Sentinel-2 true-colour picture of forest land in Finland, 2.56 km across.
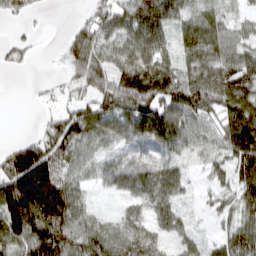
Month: March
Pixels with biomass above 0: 84%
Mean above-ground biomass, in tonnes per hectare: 64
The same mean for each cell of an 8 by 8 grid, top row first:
20 4 13 61 99 59 35 31
35 1 67 39 64 39 69 65
0 4 50 69 103 69 81 84
0 12 58 65 104 94 71 111
36 77 77 51 64 79 59 123
138 136 43 64 68 58 31 91
147 189 67 17 46 46 25 66
103 147 74 65 68 39 26 92
